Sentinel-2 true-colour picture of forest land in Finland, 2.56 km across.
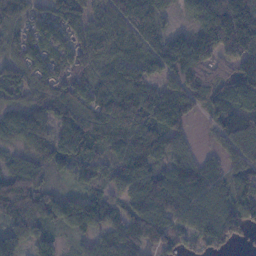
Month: November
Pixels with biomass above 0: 90%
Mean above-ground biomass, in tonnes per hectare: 106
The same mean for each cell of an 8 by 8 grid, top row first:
95 66 95 106 144 44 192 265
67 95 95 107 123 180 157 183
101 93 75 108 102 122 121 163
81 104 99 124 136 175 77 126
73 126 136 99 150 74 18 125
92 50 58 73 121 133 104 96
108 83 116 76 102 114 123 116
95 60 37 84 82 86 106 37
